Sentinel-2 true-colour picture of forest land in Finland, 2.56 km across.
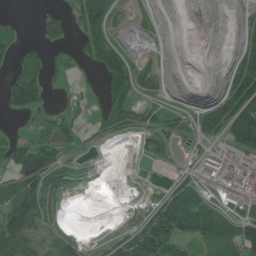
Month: June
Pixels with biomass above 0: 55%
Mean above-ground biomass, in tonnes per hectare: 42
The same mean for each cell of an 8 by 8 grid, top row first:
6 39 63 46 18 0 1 9
47 48 30 48 9 1 0 38
73 39 8 58 32 2 1 100
37 25 24 66 33 22 58 114
35 47 27 10 21 19 19 61
43 75 26 0 4 31 49 92
94 54 0 2 41 107 70 50
108 41 30 27 117 94 80 110
